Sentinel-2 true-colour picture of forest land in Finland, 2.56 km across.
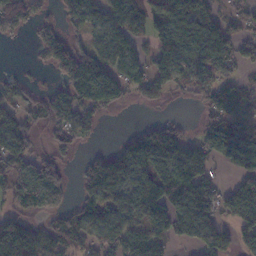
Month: November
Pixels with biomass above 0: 68%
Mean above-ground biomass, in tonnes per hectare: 89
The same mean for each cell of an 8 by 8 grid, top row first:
134 29 103 74 77 111 84 59
1 96 87 96 51 142 131 80
32 15 206 141 95 65 85 53
57 74 84 39 11 4 80 78
112 40 43 22 124 104 118 127
115 125 49 147 120 201 64 85
74 80 61 76 143 157 115 114
162 94 97 95 85 75 112 64
